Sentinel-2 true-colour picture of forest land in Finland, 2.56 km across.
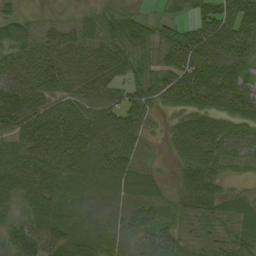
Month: August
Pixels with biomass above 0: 93%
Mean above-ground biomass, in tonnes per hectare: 59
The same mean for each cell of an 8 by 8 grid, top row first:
35 17 26 47 25 31 73 72
54 65 71 72 52 84 100 70
66 67 91 73 56 82 98 56
100 70 80 82 53 43 62 59
51 81 73 59 31 46 81 52
55 59 62 82 63 26 64 15
25 50 50 65 76 32 52 42
47 75 73 64 63 51 30 52
